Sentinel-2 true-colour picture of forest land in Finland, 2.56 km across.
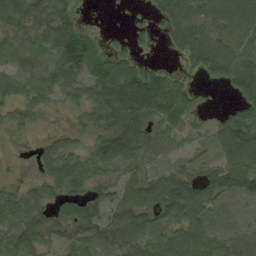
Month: August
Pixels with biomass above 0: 79%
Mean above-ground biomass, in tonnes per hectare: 50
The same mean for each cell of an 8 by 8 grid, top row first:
59 72 20 1 6 65 69 89
53 47 95 29 11 34 77 69
40 45 51 101 68 40 25 73
30 17 27 61 64 86 20 52
5 28 27 71 58 41 32 101
4 48 56 25 44 56 49 89
68 45 52 51 71 73 51 14
46 30 53 62 62 75 66 42
